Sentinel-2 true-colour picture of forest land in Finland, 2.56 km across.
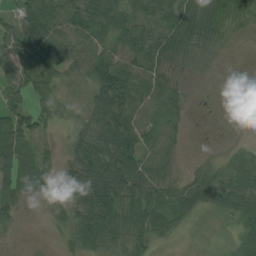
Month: August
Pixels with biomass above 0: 84%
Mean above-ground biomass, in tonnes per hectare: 59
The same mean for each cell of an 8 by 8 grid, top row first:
50 87 85 98 57 74 77 66
46 122 64 60 82 76 59 11
36 67 35 114 85 51 13 5
65 41 26 122 71 61 2 6
116 17 61 120 69 33 5 22
92 72 76 122 80 33 55 70
42 20 74 112 79 64 39 80
7 3 79 79 54 16 9 84
